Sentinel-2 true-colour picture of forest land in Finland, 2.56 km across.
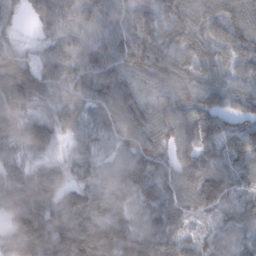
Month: February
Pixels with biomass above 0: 96%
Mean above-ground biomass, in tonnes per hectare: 86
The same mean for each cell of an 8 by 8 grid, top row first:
43 97 78 81 92 102 88 90
43 49 84 90 109 87 83 94
66 79 88 104 74 98 73 79
37 39 66 95 90 104 112 76
50 59 44 69 103 100 90 115
60 82 49 78 101 96 120 84
91 90 100 87 92 90 86 88
105 137 151 133 109 85 61 78
